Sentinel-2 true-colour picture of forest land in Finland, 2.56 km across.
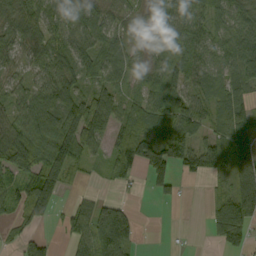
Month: September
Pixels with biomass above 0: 77%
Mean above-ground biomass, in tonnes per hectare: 65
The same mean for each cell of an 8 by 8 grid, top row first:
70 71 64 49 23 69 62 67
57 76 75 68 35 78 61 94
38 69 73 48 51 76 58 81
61 108 87 95 81 92 55 90
91 85 113 57 111 98 53 85
48 103 20 45 59 67 46 118
50 83 40 61 0 8 35 151
29 28 62 144 6 2 22 64
